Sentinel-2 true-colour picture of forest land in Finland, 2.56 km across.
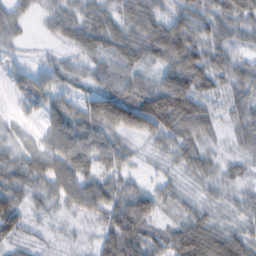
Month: February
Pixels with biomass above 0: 79%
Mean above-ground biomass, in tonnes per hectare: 47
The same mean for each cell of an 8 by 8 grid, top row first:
0 0 0 9 69 50 54 62
1 1 1 6 19 78 67 35
32 43 30 51 43 85 68 58
20 50 58 113 126 126 53 48
30 42 78 54 20 49 28 32
56 60 65 46 17 23 36 26
59 28 41 71 80 26 33 30
42 14 13 87 74 84 109 74
